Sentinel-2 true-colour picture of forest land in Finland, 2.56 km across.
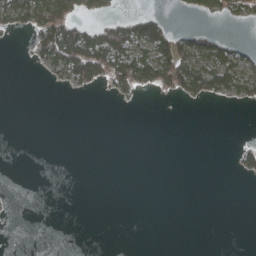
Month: April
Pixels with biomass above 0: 21%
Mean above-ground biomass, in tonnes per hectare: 21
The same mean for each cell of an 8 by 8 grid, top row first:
58 95 38 26 43 3 23 29
1 85 123 114 64 84 59 24
0 10 56 55 66 95 92 68
0 0 0 0 0 0 0 0
0 0 0 0 0 0 0 13
0 0 0 0 0 0 0 13
1 0 0 0 0 0 0 0
0 0 0 0 0 0 0 0
